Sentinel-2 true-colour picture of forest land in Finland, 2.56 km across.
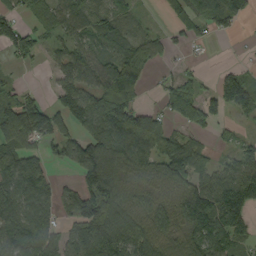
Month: September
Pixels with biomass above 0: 73%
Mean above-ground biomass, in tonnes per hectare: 72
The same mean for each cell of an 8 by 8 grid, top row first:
39 62 71 59 15 28 84 40
72 30 64 57 80 19 11 1
18 8 87 123 53 40 8 86
140 84 104 138 75 65 63 59
83 57 78 141 96 74 21 34
101 60 78 114 72 110 57 97
76 71 98 100 77 90 131 113
89 66 114 120 94 73 108 48
